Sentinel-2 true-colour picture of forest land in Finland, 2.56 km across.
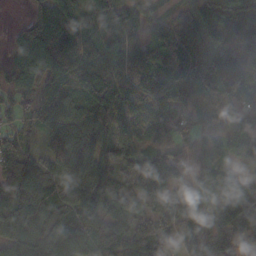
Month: October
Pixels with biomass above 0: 92%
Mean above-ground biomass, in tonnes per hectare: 101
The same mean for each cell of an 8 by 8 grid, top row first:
3 122 71 90 54 64 112 79
66 134 130 101 101 118 134 107
83 93 119 110 113 92 122 198
41 80 88 131 105 96 63 117
83 56 96 117 62 71 76 97
132 127 112 91 180 81 90 65
98 99 109 86 63 120 125 186
109 96 97 102 140 82 128 131
